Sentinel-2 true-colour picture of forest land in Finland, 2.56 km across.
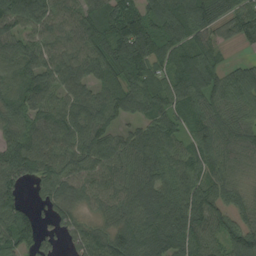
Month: August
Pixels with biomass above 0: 91%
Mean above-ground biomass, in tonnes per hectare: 90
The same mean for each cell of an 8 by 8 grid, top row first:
117 103 91 115 114 118 107 80
85 86 92 122 161 97 80 20
73 87 84 76 77 78 100 94
73 83 92 89 79 78 80 71
93 81 89 78 112 82 83 85
96 80 89 87 104 90 81 63
86 52 58 71 119 101 106 70
103 34 75 102 131 135 86 121
